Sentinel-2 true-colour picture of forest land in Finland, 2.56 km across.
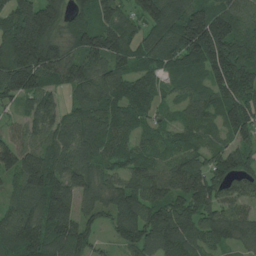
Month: July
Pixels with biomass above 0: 94%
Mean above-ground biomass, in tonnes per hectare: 134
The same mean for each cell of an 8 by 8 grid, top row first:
199 209 94 125 123 156 189 122
233 189 136 174 120 171 254 166
204 130 136 135 106 90 112 183
58 126 103 115 92 48 85 152
105 110 121 116 76 74 69 87
130 186 142 88 134 150 143 124
98 170 114 120 169 180 131 87
145 176 160 54 171 188 106 135
